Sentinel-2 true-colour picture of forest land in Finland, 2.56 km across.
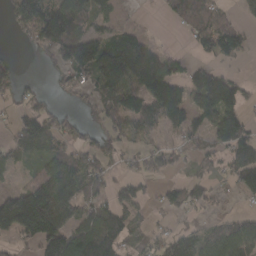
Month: March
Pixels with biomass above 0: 62%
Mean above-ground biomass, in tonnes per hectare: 83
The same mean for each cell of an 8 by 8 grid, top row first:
91 152 141 44 2 55 81 44
9 109 148 136 113 8 71 78
61 19 59 152 193 103 117 42
30 62 31 87 112 112 106 93
63 81 66 64 37 38 68 159
16 95 95 47 64 28 40 53
236 209 109 91 34 52 32 8
61 166 166 150 37 90 75 135
